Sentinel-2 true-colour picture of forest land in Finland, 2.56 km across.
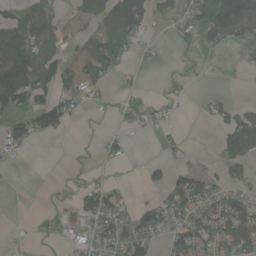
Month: June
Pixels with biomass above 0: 44%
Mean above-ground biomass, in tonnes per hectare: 47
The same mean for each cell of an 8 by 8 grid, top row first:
59 80 51 130 95 47 97 97
156 80 33 109 12 16 34 23
169 89 93 30 6 8 2 0
68 115 15 6 35 7 19 42
40 3 0 21 1 17 1 90
1 0 3 4 17 37 37 35
0 4 45 69 45 81 103 84
6 8 32 65 72 75 94 115
